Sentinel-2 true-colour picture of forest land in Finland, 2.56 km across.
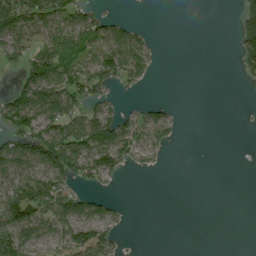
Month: August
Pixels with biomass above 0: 44%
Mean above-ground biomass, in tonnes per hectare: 41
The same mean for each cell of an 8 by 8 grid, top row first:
110 91 65 23 0 0 0 50
61 68 73 81 49 0 0 35
23 102 70 60 32 0 0 9
90 86 64 44 34 12 0 2
64 117 95 89 52 14 0 0
60 79 57 40 6 0 0 0
91 81 60 23 0 0 0 0
100 48 128 60 0 0 0 0
